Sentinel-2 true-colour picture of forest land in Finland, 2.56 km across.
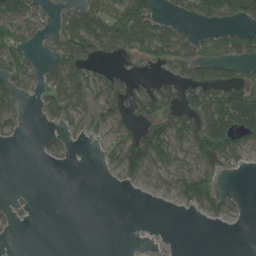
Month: June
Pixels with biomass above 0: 48%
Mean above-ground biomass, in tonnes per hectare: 57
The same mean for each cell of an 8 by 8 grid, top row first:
90 39 120 134 135 31 57 81
91 32 130 84 113 107 63 87
91 77 113 67 15 55 90 87
52 57 72 80 72 78 135 215
8 30 8 65 137 82 154 81
0 0 0 17 59 59 97 7
14 0 0 0 0 16 69 19
2 0 0 0 2 1 0 0
